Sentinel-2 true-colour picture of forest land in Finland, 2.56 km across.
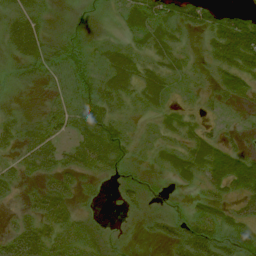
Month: August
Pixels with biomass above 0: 72%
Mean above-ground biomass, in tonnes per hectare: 27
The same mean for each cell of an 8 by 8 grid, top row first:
32 15 5 8 45 53 44 35
30 35 24 17 19 21 25 82
17 24 42 35 30 12 19 38
14 24 49 35 14 11 10 8
28 41 39 58 11 16 34 14
24 31 25 16 11 19 36 63
10 41 14 3 14 9 27 25
44 36 26 9 7 41 64 42
